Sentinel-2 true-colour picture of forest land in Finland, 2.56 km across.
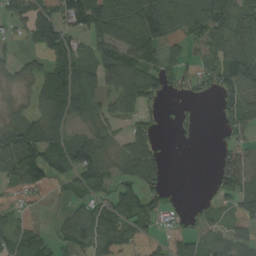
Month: August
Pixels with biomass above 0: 65%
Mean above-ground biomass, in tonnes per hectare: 59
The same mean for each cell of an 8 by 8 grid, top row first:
67 78 104 100 114 92 94 63
10 124 44 95 108 32 49 82
30 83 96 77 105 24 36 91
25 75 61 49 43 16 1 70
90 91 77 38 81 6 0 63
58 60 72 52 114 0 10 121
17 3 37 80 68 15 23 58
63 29 48 75 31 32 50 54
